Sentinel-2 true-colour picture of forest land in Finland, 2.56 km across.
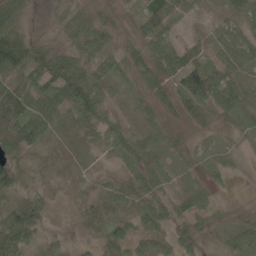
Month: May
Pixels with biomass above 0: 90%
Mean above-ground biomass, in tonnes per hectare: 43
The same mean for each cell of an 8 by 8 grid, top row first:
60 9 26 26 56 44 6 47
84 35 60 38 59 74 28 82
38 65 77 42 48 67 100 44
94 58 68 32 26 34 33 40
61 25 17 48 37 28 11 9
58 14 9 17 59 32 18 4
78 30 20 40 55 45 34 10
94 39 15 52 40 50 30 42
